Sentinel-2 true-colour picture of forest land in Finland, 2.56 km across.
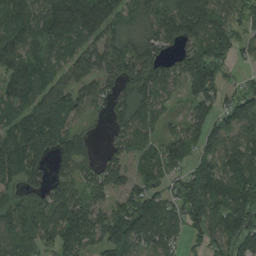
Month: August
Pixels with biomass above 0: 83%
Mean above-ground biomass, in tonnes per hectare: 112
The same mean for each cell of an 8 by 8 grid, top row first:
123 178 249 130 87 187 140 64
146 111 120 105 127 85 155 69
142 108 100 100 156 100 169 29
73 129 66 79 109 23 115 126
127 121 83 57 75 104 95 97
92 90 102 120 73 67 141 142
74 125 130 85 138 99 168 147
104 87 156 172 122 97 88 106
